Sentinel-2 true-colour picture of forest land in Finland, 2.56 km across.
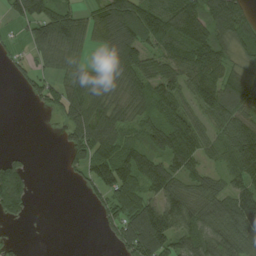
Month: August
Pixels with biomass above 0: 72%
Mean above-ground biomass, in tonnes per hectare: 76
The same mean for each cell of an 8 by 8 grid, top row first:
41 103 64 145 135 116 118 111
13 97 69 90 97 99 112 66
16 45 83 83 83 87 109 68
0 30 139 102 60 101 79 95
0 0 106 95 59 118 44 137
96 0 40 130 102 78 54 77
83 0 1 90 123 116 90 113
10 0 0 27 159 87 91 94
